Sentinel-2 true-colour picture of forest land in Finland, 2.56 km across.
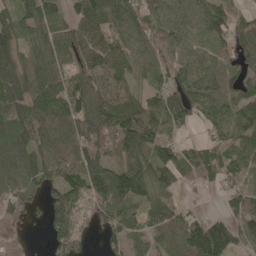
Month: May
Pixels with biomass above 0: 86%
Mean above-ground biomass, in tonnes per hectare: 89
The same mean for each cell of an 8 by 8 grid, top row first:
102 92 90 117 74 67 104 49
88 91 111 97 83 74 58 82
119 105 87 82 39 85 88 90
108 116 109 116 99 117 72 105
113 110 114 121 128 68 58 88
99 88 124 128 123 100 57 54
60 82 65 112 81 66 6 81
60 41 65 58 55 87 200 82
